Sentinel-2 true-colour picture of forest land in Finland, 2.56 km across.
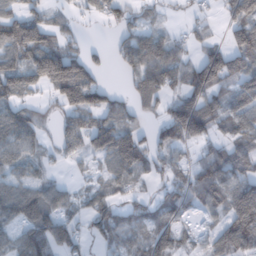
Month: February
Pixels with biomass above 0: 70%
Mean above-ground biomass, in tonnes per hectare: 68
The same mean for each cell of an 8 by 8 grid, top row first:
80 55 20 46 30 11 20 86
117 115 39 26 92 57 57 91
111 127 149 5 88 60 92 83
78 23 101 74 40 100 106 86
75 26 59 147 73 73 57 70
50 28 14 59 40 42 93 92
95 93 40 67 43 69 61 123
40 101 37 53 54 54 35 102
